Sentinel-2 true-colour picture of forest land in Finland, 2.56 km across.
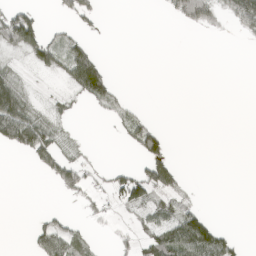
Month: April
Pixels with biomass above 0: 31%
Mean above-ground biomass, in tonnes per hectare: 26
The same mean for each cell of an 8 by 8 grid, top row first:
70 4 44 0 0 31 42 58
50 56 43 0 0 0 0 1
25 4 87 31 0 0 0 0
97 13 4 20 9 0 0 0
73 66 7 2 75 2 0 0
0 28 47 30 68 49 0 0
0 6 9 17 52 43 11 0
0 61 20 6 41 104 118 14
